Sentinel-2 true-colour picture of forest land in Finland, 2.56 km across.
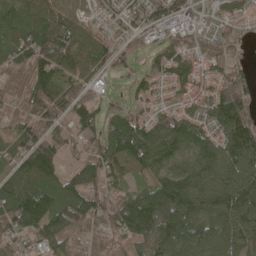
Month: May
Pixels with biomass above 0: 89%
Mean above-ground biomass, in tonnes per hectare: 103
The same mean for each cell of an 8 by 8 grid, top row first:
115 106 61 56 94 79 41 65
119 147 100 77 35 84 76 32
48 137 64 28 59 108 84 81
53 100 103 67 58 79 116 152
75 111 59 134 163 140 119 165
113 138 104 89 69 130 129 154
174 164 134 102 186 191 149 177
69 112 62 60 129 150 121 112
